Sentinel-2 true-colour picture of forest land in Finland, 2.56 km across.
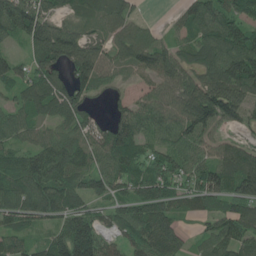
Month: June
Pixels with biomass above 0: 87%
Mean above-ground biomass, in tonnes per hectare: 87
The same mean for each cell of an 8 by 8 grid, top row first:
151 82 47 70 16 33 114 86
28 137 112 64 108 69 111 135
82 87 87 30 35 93 104 164
65 66 77 40 73 88 149 77
62 97 99 145 75 89 55 56
114 142 92 83 78 67 108 121
93 99 81 60 119 85 62 89
58 76 203 45 88 77 68 106
